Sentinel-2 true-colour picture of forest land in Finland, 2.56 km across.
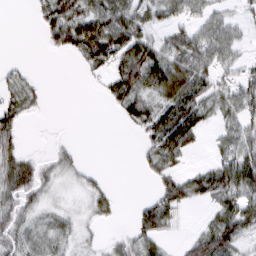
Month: March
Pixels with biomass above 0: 62%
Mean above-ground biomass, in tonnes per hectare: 37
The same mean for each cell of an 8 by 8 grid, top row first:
0 49 67 73 44 44 40 18
0 15 73 88 71 55 72 27
19 2 6 44 73 79 51 51
39 4 0 10 51 86 44 51
26 4 4 0 26 74 10 51
59 22 14 2 10 35 59 97
36 18 10 20 29 42 20 76
34 33 15 13 44 9 69 47
